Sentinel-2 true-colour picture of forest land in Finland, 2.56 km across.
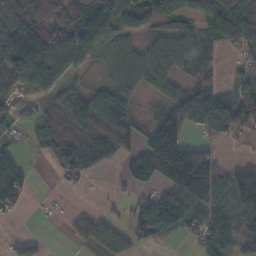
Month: November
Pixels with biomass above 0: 69%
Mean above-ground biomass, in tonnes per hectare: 67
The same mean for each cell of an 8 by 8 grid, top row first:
140 71 66 113 99 113 116 146
149 120 144 74 42 66 34 66
81 69 34 49 66 49 38 33
36 67 95 35 21 68 115 92
25 61 75 101 59 18 52 8
94 4 40 7 86 136 151 81
32 6 15 9 86 104 78 87
18 8 47 87 58 12 54 57
